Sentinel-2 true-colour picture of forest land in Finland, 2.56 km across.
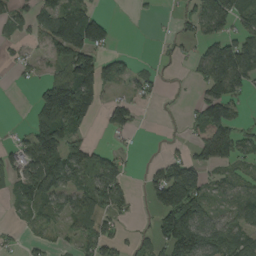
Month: August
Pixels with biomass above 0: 55%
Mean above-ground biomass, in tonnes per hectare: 63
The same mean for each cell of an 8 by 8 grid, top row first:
49 76 121 12 8 23 126 74
23 52 129 33 0 15 62 112
8 47 137 75 33 6 116 97
0 136 133 65 11 3 121 31
35 145 65 14 1 11 120 67
69 123 81 103 22 134 44 35
30 56 64 64 8 173 60 75
14 24 41 57 27 153 102 66
